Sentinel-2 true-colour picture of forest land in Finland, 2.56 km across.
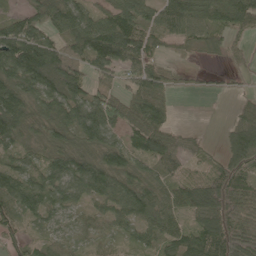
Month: May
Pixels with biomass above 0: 84%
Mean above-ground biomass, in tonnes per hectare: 70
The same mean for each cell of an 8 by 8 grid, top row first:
51 93 83 82 66 86 65 92
145 101 92 143 80 18 31 27
117 139 80 45 97 24 8 12
120 93 99 97 103 16 1 44
65 62 59 71 84 54 18 149
78 82 96 86 66 46 52 80
63 59 37 63 108 73 100 66
42 39 30 30 41 71 105 77
